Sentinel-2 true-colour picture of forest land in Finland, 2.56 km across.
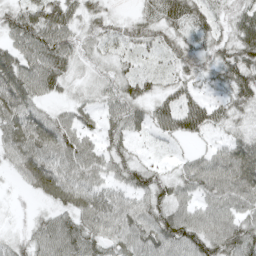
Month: May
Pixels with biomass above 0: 88%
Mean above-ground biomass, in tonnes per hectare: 54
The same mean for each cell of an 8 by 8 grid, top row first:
51 75 45 27 40 61 43 50
53 87 40 30 32 40 44 73
85 79 24 39 43 35 33 79
87 35 41 39 45 78 60 42
80 78 62 43 12 19 21 59
32 85 58 41 54 44 86 101
7 30 69 59 59 67 54 63
27 67 70 58 73 84 93 83
